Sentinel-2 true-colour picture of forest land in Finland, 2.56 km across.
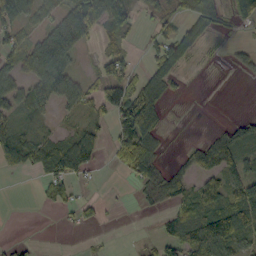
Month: October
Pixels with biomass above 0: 51%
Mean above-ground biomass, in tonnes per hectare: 39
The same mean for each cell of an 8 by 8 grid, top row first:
49 30 138 77 20 31 74 49
50 116 45 23 17 76 12 11
47 95 32 42 40 25 1 5
44 22 30 59 105 0 0 3
57 37 58 41 93 1 49 59
9 46 33 3 52 35 60 50
0 8 29 2 9 29 62 93
6 0 2 1 8 53 109 61
